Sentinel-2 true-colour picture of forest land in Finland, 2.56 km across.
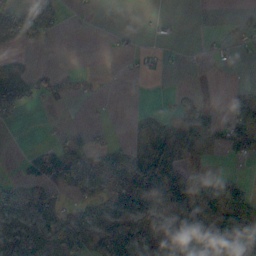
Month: October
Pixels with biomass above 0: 44%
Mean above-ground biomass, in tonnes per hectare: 44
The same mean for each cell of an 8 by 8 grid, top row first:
80 56 0 0 1 0 0 7
23 5 0 2 4 1 5 7
76 40 22 0 2 0 1 3
51 2 0 1 4 15 34 37
0 12 47 43 23 68 24 61
14 62 107 100 111 65 42 30
89 47 53 99 73 73 68 141
110 79 121 137 91 121 86 132
